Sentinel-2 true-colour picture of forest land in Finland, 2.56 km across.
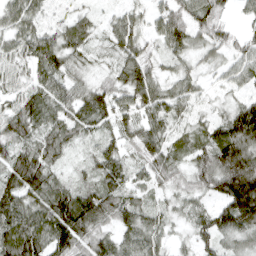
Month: April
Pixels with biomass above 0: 91%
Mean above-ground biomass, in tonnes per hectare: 64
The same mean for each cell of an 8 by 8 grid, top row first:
60 39 37 32 35 80 68 22
47 76 57 43 44 53 51 49
38 61 43 47 91 49 21 52
68 73 85 81 66 52 25 91
68 75 40 44 69 42 72 128
94 77 26 74 41 43 90 177
97 95 128 79 53 31 41 167
106 96 84 56 65 23 56 50
